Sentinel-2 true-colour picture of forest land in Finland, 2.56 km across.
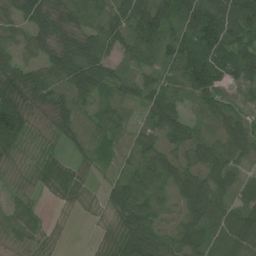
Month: July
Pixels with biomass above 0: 87%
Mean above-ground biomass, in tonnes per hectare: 49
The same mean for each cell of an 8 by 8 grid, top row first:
45 69 81 58 90 73 94 93
43 52 87 64 72 53 101 83
66 76 74 43 38 35 101 46
97 26 27 31 23 48 29 33
44 8 22 25 36 41 47 62
5 38 27 18 61 57 57 40
12 5 8 32 55 34 79 63
7 11 1 26 73 61 63 79
